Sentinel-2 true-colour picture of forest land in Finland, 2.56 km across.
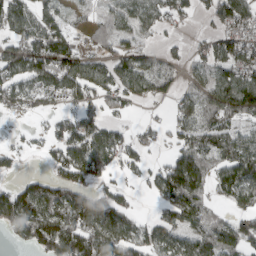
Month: March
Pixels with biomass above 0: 69%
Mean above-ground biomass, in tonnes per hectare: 75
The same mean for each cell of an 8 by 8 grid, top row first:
97 71 24 62 87 63 46 108
79 137 51 53 39 16 66 107
78 98 103 80 95 44 82 121
29 31 60 25 7 55 88 95
15 44 101 93 42 49 81 98
27 55 97 31 36 131 76 108
141 109 122 97 5 101 52 48
37 153 176 127 89 80 85 91
